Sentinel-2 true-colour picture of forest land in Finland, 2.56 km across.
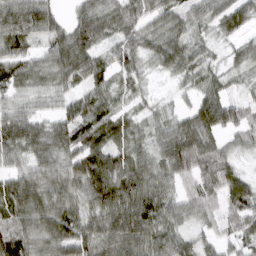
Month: March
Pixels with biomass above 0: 92%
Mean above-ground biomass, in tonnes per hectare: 63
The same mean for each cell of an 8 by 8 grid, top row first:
76 69 49 67 64 53 59 69
61 58 89 39 52 66 35 32
62 50 51 42 26 28 47 28
54 39 64 45 30 36 93 54
78 72 64 69 55 101 72 41
57 66 82 83 85 68 80 68
81 87 69 92 115 66 50 78
76 71 94 91 87 65 31 43
